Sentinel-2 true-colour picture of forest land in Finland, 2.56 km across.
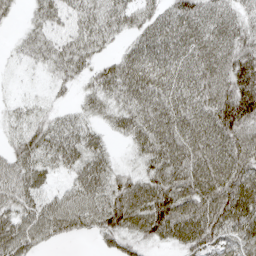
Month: April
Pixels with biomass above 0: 86%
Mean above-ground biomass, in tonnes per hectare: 54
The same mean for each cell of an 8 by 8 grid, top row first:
12 46 46 53 45 57 52 42
15 44 52 19 58 56 61 64
3 13 25 64 69 60 62 99
19 21 26 37 61 62 66 122
33 56 55 17 53 67 74 82
52 27 50 46 44 75 85 83
53 59 74 90 80 88 87 93
76 41 16 42 44 50 63 58
